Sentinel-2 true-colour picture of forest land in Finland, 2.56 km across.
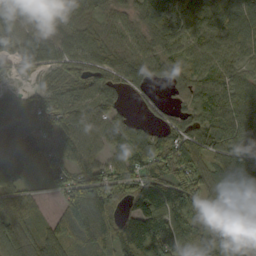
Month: September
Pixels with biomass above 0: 89%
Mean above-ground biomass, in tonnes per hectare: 81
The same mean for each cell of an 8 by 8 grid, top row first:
89 74 71 62 58 68 75 76
83 49 90 81 66 61 74 68
23 42 97 80 67 44 77 68
97 84 95 77 27 47 86 110
123 76 75 68 112 115 95 127
84 38 83 79 92 86 79 141
90 20 124 73 105 123 75 65
105 61 52 108 136 124 80 104
